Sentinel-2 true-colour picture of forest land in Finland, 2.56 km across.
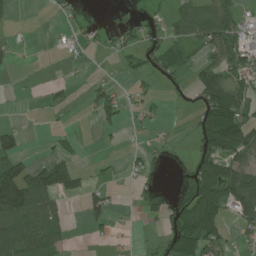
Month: July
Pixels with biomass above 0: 43%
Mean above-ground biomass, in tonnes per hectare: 41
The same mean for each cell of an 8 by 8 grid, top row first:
3 6 17 0 11 40 66 36
19 1 21 17 48 32 69 74
3 4 6 16 18 20 76 55
1 7 5 57 22 3 70 72
39 7 6 5 13 6 69 96
120 95 44 10 25 15 104 107
143 84 18 38 24 54 103 92
117 78 1 13 5 70 77 20
